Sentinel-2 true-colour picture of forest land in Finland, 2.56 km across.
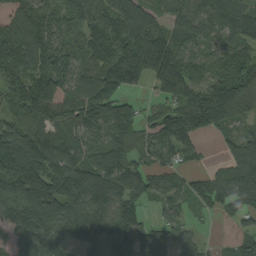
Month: September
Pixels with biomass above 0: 87%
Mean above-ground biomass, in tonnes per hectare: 118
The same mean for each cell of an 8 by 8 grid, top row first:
81 95 114 139 118 108 129 136
135 121 87 136 243 135 73 94
133 150 95 140 108 232 94 157
89 114 98 119 51 122 247 137
174 111 87 142 52 133 15 109
195 182 178 173 75 57 55 159
164 199 162 148 57 62 56 97
67 112 114 104 117 62 18 69
